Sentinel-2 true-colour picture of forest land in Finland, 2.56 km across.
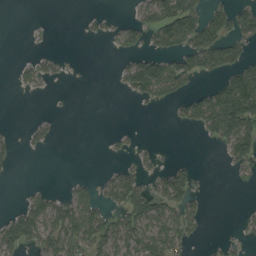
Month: August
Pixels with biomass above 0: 36%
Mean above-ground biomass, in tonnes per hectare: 37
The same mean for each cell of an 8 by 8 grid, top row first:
0 0 7 9 44 118 63 73
0 7 0 12 45 63 94 45
13 22 2 7 121 88 20 95
0 4 0 0 2 23 108 149
15 17 0 8 7 1 12 106
2 0 9 32 37 68 3 16
19 63 68 45 75 68 12 4
58 50 80 68 76 66 7 18
